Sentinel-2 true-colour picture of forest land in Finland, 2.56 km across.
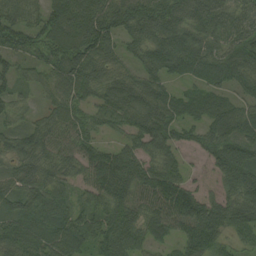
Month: August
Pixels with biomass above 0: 91%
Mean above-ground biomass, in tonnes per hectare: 77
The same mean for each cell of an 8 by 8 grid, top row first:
76 86 108 108 105 98 89 70
70 77 107 67 77 107 75 79
58 56 102 70 74 54 76 70
47 50 64 91 105 73 85 66
76 79 74 38 76 58 71 79
63 69 55 125 89 70 26 99
76 83 55 89 80 125 84 93
78 82 73 89 56 54 84 39
